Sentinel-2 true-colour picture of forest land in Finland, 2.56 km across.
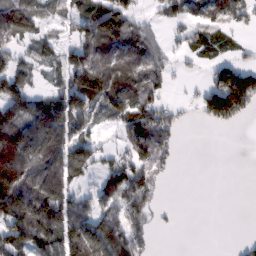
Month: February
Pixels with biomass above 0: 63%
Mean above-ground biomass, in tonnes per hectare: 80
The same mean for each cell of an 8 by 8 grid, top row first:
138 47 80 118 37 62 82 63
58 45 83 92 85 26 59 19
87 27 124 92 87 17 46 176
122 170 97 82 105 40 114 111
214 189 95 20 121 45 0 0
209 179 52 80 93 12 0 0
185 207 62 85 81 5 0 0
120 149 135 138 52 0 0 9
